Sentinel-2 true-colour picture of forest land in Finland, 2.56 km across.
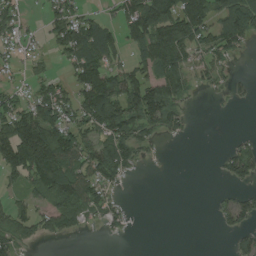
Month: August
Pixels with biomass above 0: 55%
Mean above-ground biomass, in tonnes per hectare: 66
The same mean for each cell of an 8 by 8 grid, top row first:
53 52 66 32 160 135 105 146
38 30 140 98 113 154 80 49
19 44 84 98 101 120 40 18
95 111 93 137 143 64 1 2
163 181 101 108 56 8 0 29
61 154 100 74 6 0 1 65
46 61 102 50 0 0 3 63
64 33 8 9 0 0 0 40
